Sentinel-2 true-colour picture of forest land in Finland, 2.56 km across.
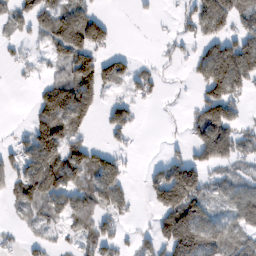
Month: February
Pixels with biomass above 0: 55%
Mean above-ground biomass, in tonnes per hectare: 63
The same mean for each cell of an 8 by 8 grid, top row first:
49 76 121 12 8 23 126 74
23 52 129 33 0 15 62 112
8 47 137 75 33 6 116 97
0 136 133 65 11 3 121 31
35 145 65 14 1 11 120 67
69 123 81 103 22 134 44 35
30 56 64 64 8 173 60 75
14 24 41 57 27 153 102 66
